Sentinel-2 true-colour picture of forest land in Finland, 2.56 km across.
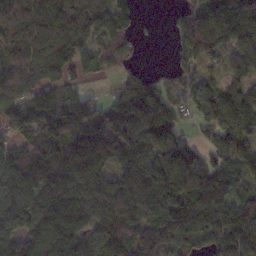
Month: November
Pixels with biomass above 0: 86%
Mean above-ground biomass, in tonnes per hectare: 111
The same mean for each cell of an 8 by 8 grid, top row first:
105 124 113 113 10 37 116 141
100 119 88 96 13 62 107 118
125 93 38 26 73 93 64 91
128 159 117 87 170 76 91 131
74 183 140 150 138 90 49 132
133 148 145 96 143 144 107 85
142 172 160 159 133 123 122 97
113 153 135 167 125 107 88 127
